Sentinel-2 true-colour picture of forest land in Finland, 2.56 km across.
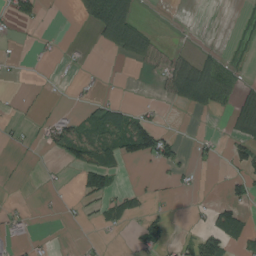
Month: August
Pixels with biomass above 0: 26%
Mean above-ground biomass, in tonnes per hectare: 23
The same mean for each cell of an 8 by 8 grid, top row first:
42 3 26 116 8 0 0 9
2 5 4 46 71 15 6 17
1 2 12 1 2 99 104 19
5 7 10 35 18 7 30 55
7 24 56 49 104 27 14 42
1 2 30 46 3 14 1 28
6 2 10 24 13 2 10 32
17 3 1 2 38 10 49 37
